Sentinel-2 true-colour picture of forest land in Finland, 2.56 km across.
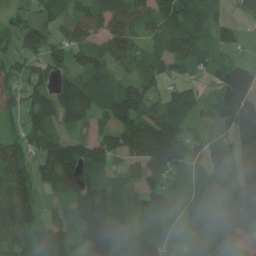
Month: June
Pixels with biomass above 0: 84%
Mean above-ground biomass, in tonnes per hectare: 98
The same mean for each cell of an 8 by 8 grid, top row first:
48 56 65 139 97 131 105 35
64 96 79 87 58 150 87 52
71 68 110 97 86 48 54 194
48 119 130 120 116 88 43 198
81 110 94 85 160 150 42 131
131 94 129 75 90 76 55 123
126 17 123 149 96 67 121 142
91 107 95 176 100 65 124 78
